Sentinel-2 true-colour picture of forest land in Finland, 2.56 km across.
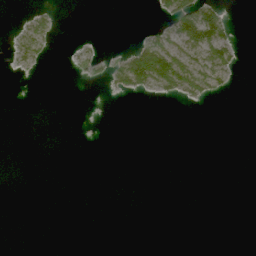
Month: June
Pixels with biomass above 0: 13%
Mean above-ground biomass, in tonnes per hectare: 10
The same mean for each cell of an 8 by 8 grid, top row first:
1 13 0 0 0 65 61 0
17 15 6 2 53 39 77 13
1 0 4 26 83 80 52 2
0 0 0 0 0 0 0 0
0 0 0 0 0 0 0 0
0 0 0 0 0 0 0 0
0 0 0 0 0 0 0 0
0 0 0 0 0 0 0 0
